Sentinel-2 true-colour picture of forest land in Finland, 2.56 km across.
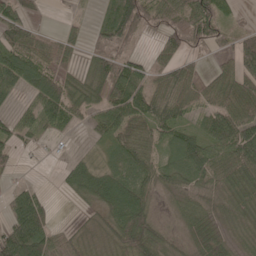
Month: May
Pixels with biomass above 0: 76%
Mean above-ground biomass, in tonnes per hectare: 52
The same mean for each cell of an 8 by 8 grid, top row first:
56 5 5 62 71 65 82 11
85 51 21 56 9 43 29 62
81 78 35 87 56 62 38 68
29 75 38 70 72 68 53 91
40 11 5 49 58 65 61 105
10 0 75 60 54 47 58 68
74 36 14 76 71 26 36 41
116 69 34 49 111 23 50 23
